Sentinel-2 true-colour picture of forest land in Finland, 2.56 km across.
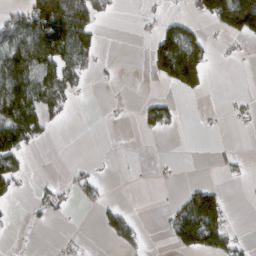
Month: March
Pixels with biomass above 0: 30%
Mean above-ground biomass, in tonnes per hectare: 43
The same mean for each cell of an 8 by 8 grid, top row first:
40 179 126 23 9 17 84 182
106 137 83 1 18 170 52 7
134 89 35 4 7 141 39 0
146 55 0 2 32 23 3 15
132 14 0 0 0 0 2 2
54 2 25 1 0 5 1 11
4 28 8 26 0 34 168 0
2 2 14 32 20 59 108 24
